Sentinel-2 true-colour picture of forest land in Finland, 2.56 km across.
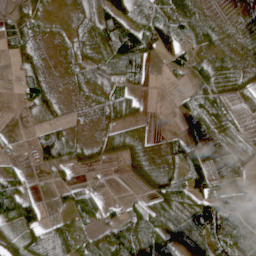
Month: April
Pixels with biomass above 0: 75%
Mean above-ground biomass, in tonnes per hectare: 42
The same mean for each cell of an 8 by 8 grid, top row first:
29 18 45 89 45 57 21 18
38 6 41 77 99 65 34 26
13 25 30 72 34 11 63 39
4 19 8 39 12 23 61 15
3 74 28 33 25 30 55 32
32 12 12 2 51 60 75 25
100 19 54 17 52 88 63 45
33 100 25 77 92 65 75 76
